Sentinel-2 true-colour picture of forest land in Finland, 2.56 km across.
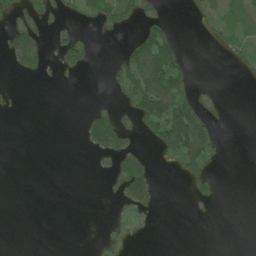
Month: June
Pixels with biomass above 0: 26%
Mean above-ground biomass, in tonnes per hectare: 19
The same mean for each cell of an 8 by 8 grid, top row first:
38 29 22 42 31 1 37 20
59 24 57 1 64 40 4 22
2 4 4 21 76 54 1 7
2 0 4 30 65 86 19 0
0 0 10 56 11 82 39 0
0 0 0 27 57 9 24 0
0 0 0 7 27 0 5 0
0 0 0 20 4 0 0 0
